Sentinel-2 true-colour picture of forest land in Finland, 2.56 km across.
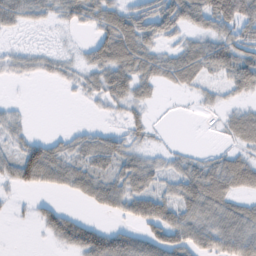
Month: February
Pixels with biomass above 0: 63%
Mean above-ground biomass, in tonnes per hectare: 34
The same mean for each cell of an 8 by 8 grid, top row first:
44 24 38 49 52 64 58 64
10 7 10 74 50 27 50 48
10 13 19 53 41 40 19 56
12 0 1 11 17 1 7 26
26 36 30 38 15 3 2 28
48 56 49 41 48 35 59 69
4 22 8 34 55 55 69 42
0 13 58 52 45 53 55 69
